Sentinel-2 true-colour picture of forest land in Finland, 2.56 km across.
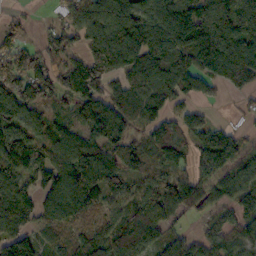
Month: October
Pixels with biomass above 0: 84%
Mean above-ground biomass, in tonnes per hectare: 107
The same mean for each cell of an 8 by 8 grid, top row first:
18 13 105 161 144 140 139 130
85 76 69 158 148 165 176 155
149 116 131 87 116 137 99 140
126 72 88 117 96 58 31 27
123 107 124 110 75 99 99 62
98 119 132 109 85 77 88 115
131 106 107 74 132 117 67 118
142 50 78 148 154 89 112 115
